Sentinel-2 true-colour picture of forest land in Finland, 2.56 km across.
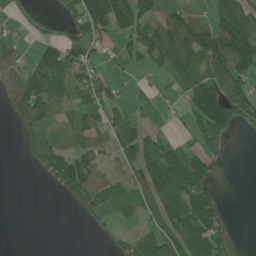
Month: June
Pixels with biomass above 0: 58%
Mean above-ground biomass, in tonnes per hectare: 62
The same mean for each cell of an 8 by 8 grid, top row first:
13 3 50 117 59 63 44 99
38 39 78 25 101 162 133 168
88 136 94 32 7 54 115 103
70 73 91 52 27 15 155 91
12 76 76 61 103 49 66 0
0 46 116 40 108 150 37 0
0 0 45 50 62 118 78 0
0 0 0 25 63 88 94 2
